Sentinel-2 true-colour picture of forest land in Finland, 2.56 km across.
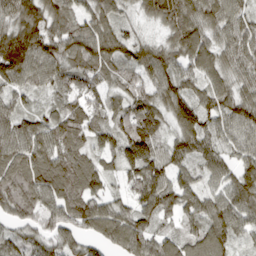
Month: March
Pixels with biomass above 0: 95%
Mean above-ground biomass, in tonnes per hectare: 96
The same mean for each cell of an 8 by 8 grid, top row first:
120 110 76 77 56 155 120 88
192 119 117 119 87 97 100 116
102 81 84 69 88 102 74 87
85 51 93 92 111 105 94 114
109 107 83 92 157 75 82 72
107 128 118 52 142 78 62 86
89 98 115 73 107 98 90 97
68 72 71 79 110 76 113 47
